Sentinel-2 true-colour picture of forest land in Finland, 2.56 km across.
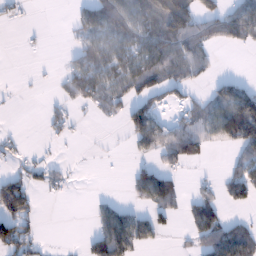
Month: January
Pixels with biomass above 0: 44%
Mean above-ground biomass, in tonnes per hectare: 43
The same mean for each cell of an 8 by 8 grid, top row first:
13 0 38 94 83 144 49 73
0 2 42 83 83 77 43 20
2 2 79 67 84 54 23 23
2 20 11 27 75 16 60 133
17 8 3 3 46 74 43 82
44 31 2 1 59 27 8 58
107 0 0 35 36 40 68 27
99 4 7 89 41 3 70 81
